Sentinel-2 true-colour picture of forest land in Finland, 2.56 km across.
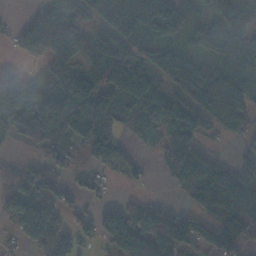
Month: November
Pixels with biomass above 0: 72%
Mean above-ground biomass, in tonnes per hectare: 79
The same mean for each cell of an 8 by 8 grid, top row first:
5 113 94 142 94 60 40 92
58 136 89 98 54 61 87 95
85 90 140 112 106 126 117 113
105 138 123 86 89 133 115 85
24 48 46 110 39 85 22 34
46 80 23 38 19 69 103 87
91 81 26 52 50 20 62 91
45 126 68 102 99 113 61 35
